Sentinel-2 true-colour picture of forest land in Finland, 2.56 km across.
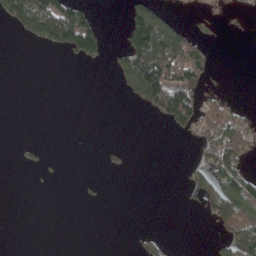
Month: May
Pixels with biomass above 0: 24%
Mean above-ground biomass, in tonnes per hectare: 41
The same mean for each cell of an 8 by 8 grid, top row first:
88 167 129 0 137 20 20 9
0 39 144 20 253 209 40 0
0 0 0 11 234 133 36 0
0 0 0 0 30 183 65 35
4 4 0 5 0 2 68 91
0 6 2 5 0 2 57 101
0 0 3 0 0 0 48 112
0 0 0 0 15 0 7 111
